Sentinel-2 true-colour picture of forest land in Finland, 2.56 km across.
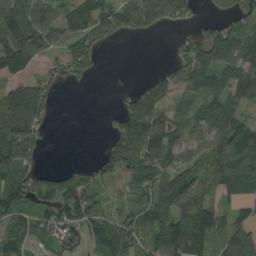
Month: August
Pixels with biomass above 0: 72%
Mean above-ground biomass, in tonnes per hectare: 88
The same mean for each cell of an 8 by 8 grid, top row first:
128 73 118 117 125 76 21 66
134 74 106 12 0 44 120 137
90 70 33 1 28 76 95 110
209 68 0 31 108 42 80 79
176 19 0 90 130 87 98 177
107 69 80 48 104 125 102 190
91 85 120 34 91 119 98 52
90 73 71 133 91 140 73 181
